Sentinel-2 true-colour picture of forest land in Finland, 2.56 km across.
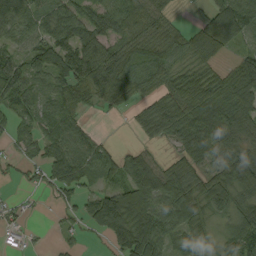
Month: September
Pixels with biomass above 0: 79%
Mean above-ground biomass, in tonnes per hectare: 68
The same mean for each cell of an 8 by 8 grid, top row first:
112 78 64 63 87 22 47 129
55 102 88 68 91 81 91 30
93 70 90 108 78 69 75 73
53 60 39 17 45 86 84 84
36 68 92 18 29 39 88 57
14 51 77 60 116 89 63 96
18 7 51 142 114 121 75 72
12 5 17 58 137 50 27 104
